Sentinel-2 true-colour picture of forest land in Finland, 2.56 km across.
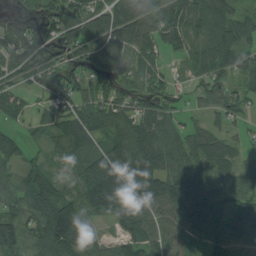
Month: August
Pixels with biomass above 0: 85%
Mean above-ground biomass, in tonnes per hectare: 84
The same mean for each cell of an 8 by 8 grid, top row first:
46 71 98 104 108 87 90 50
141 67 89 96 81 57 79 79
55 46 55 60 71 34 67 53
47 42 88 95 90 52 40 51
55 45 89 94 109 74 95 39
52 72 97 176 186 105 101 101
58 122 106 156 119 114 118 105
103 119 84 46 96 63 76 96
